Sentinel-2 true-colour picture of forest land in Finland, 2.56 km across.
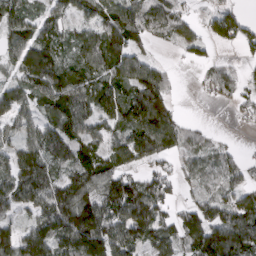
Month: March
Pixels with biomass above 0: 77%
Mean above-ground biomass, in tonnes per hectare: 79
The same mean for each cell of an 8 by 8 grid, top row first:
88 61 54 99 101 76 33 49
88 105 88 122 39 27 31 42
62 133 84 77 120 18 27 34
74 77 102 96 140 38 0 23
63 120 91 67 133 76 36 8
100 87 97 103 50 45 57 54
63 97 162 112 138 38 80 97
100 108 153 115 80 78 138 127
